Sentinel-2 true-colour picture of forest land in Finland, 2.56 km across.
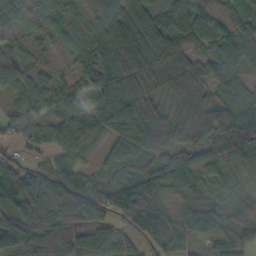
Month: October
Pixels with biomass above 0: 94%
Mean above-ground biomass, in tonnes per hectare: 81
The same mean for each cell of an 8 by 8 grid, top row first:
42 41 42 69 73 52 41 47
36 24 54 99 104 75 51 74
79 42 46 98 101 132 84 45
45 74 84 101 112 92 130 110
46 44 68 61 116 106 122 132
137 112 67 72 109 88 47 44
121 120 141 81 128 46 73 96
154 142 125 86 38 39 56 86
